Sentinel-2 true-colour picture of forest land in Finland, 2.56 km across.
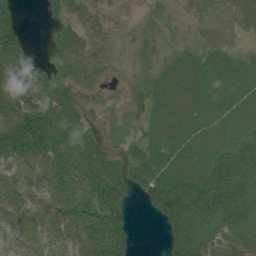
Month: July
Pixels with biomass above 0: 85%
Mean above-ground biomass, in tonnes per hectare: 61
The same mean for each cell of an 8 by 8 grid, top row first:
46 21 55 16 19 15 21 33
90 31 72 27 24 31 44 20
113 58 66 18 34 98 88 89
95 94 56 16 48 102 88 93
101 93 81 23 67 97 92 75
58 67 81 75 75 117 93 71
58 60 80 76 16 98 88 70
25 40 74 79 0 71 68 46
